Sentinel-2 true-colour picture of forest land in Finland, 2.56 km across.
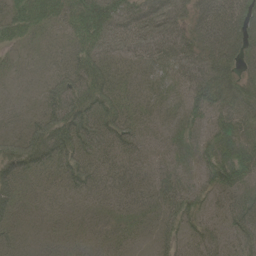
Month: June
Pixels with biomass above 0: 92%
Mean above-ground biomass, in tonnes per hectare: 52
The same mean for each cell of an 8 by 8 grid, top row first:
66 58 88 85 79 73 95 91
26 24 63 54 60 81 81 81
17 34 74 55 43 52 88 66
20 52 87 67 40 36 60 64
44 79 70 51 34 42 49 79
61 39 57 43 32 41 46 70
41 24 22 28 31 56 30 59
28 20 25 27 12 40 43 43
